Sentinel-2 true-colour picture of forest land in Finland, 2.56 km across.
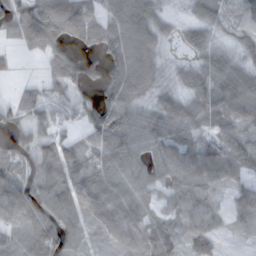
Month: November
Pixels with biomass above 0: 83%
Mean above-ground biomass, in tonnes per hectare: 75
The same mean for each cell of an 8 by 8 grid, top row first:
93 174 152 80 87 18 42 57
27 99 55 91 88 14 51 37
10 68 84 85 79 30 66 76
43 46 45 92 49 62 69 85
59 70 60 96 62 88 90 80
80 86 102 94 58 93 113 51
108 89 81 123 71 86 106 77
83 116 56 61 98 65 102 14
